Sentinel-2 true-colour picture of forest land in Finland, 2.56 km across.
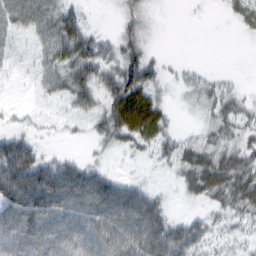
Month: February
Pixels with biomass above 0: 77%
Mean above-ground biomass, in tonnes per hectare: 44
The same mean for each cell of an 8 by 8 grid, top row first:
52 52 27 6 31 1 2 23
17 44 61 29 36 0 0 1
7 34 55 47 63 13 20 6
8 11 27 61 90 9 26 37
62 8 7 32 37 36 34 34
110 92 79 36 10 22 72 67
98 105 85 102 99 8 25 47
83 88 76 99 119 79 38 24
